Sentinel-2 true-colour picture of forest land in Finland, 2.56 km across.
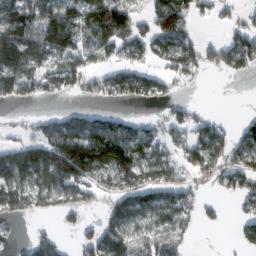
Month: February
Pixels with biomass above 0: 61%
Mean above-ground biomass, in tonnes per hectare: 81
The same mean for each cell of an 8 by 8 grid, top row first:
133 112 106 166 57 168 29 39
203 127 115 114 84 114 62 121
141 123 98 96 94 57 9 21
8 21 50 38 5 42 19 7
57 126 169 189 119 58 125 77
106 122 113 63 59 64 58 114
58 50 70 65 90 126 22 42
14 60 37 130 85 73 0 57
